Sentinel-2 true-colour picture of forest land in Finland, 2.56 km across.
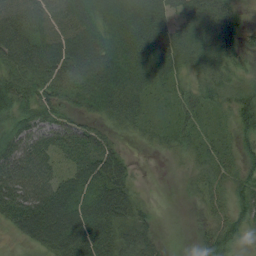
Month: August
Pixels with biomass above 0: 89%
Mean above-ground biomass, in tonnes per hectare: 57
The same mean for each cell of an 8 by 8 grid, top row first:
87 74 79 59 74 56 77 30
100 86 109 67 82 75 62 43
61 74 74 82 54 35 43 26
62 47 38 57 42 33 35 63
64 68 81 36 14 35 31 39
92 68 72 82 3 6 37 43
99 111 72 88 21 1 23 54
20 84 95 67 49 3 44 39
